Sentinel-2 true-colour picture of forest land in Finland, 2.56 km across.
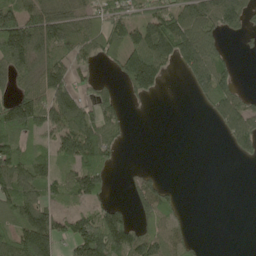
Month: May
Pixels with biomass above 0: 59%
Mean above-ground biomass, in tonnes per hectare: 79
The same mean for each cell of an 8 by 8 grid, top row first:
140 128 95 93 93 139 107 105
186 122 91 71 168 185 116 8
85 141 38 22 147 6 123 25
165 134 124 55 1 0 32 126
94 52 180 65 0 0 0 80
134 84 111 27 45 0 0 0
118 85 66 37 66 46 0 0
120 147 156 117 107 68 2 0
